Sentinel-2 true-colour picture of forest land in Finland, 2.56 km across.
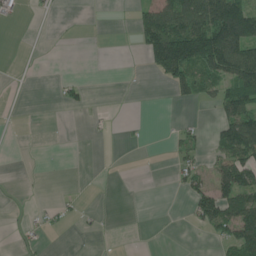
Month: June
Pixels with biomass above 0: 27%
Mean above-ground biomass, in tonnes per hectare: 33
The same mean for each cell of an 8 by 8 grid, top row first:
17 3 0 0 51 120 144 168
0 0 0 0 53 182 170 143
0 0 11 0 1 60 50 106
0 0 7 2 0 0 3 107
0 1 0 1 5 32 21 130
0 2 0 0 0 22 41 111
1 16 11 1 0 0 91 107
6 11 1 0 0 1 9 103
